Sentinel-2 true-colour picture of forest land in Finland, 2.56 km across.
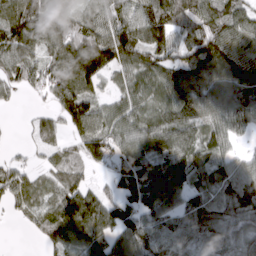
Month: March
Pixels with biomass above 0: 87%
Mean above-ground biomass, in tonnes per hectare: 92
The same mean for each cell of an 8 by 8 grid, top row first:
130 140 76 76 96 105 102 82
109 89 130 136 94 93 124 101
67 91 138 44 71 108 113 148
7 38 153 71 74 120 113 139
7 44 84 99 99 114 87 31
65 44 52 57 138 120 83 102
41 71 175 97 111 92 103 106
0 65 122 100 122 99 75 78
